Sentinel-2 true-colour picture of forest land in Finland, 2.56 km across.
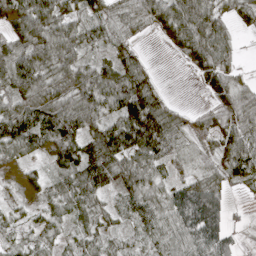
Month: April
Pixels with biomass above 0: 85%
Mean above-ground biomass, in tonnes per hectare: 64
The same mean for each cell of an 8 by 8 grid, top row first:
75 94 61 67 66 97 71 35
85 97 57 53 11 48 94 19
103 70 82 75 65 0 61 32
83 101 124 57 148 34 34 83
74 82 116 132 121 55 34 91
14 41 93 96 71 35 51 71
19 30 53 28 68 99 122 7
25 24 37 31 37 66 88 18
